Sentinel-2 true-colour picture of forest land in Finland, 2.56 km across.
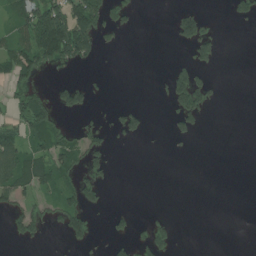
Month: July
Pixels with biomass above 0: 28%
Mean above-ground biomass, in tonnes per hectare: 32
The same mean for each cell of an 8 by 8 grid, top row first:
58 158 106 44 1 35 18 20
88 148 127 12 0 11 47 0
63 7 13 1 0 66 29 0
22 72 43 14 32 56 27 0
66 67 45 21 5 8 0 0
96 70 48 15 0 0 0 0
53 32 77 8 2 0 0 0
18 7 34 24 34 23 0 0
